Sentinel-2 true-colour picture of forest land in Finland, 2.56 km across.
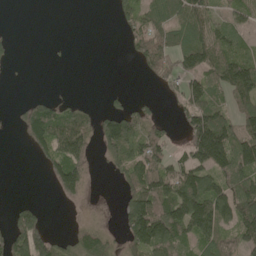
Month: May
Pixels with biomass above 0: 54%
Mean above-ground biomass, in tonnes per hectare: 69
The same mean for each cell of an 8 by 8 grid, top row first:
0 0 0 18 76 93 81 62
10 2 0 0 97 96 132 59
1 0 0 0 17 62 91 173
27 115 56 54 47 25 134 86
7 121 104 101 99 22 222 122
0 39 98 19 126 112 108 114
37 7 10 2 168 149 154 149
107 90 69 39 143 105 92 90
